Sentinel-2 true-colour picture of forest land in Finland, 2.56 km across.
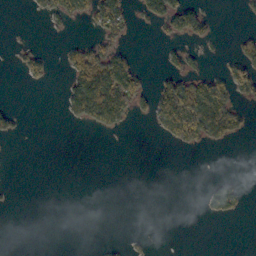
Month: October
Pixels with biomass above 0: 21%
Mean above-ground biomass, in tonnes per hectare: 26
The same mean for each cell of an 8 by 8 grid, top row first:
0 32 42 89 37 92 33 4
9 5 43 54 0 21 9 32
3 24 84 134 34 52 62 70
22 0 73 127 19 146 136 42
1 0 0 0 0 29 36 7
0 0 0 0 0 0 1 8
1 0 0 0 0 0 27 31
0 0 0 2 5 0 0 0
